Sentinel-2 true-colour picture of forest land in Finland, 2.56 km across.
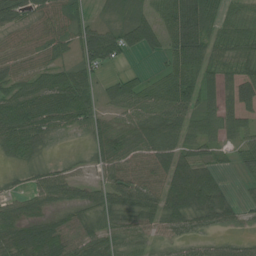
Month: July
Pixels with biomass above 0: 83%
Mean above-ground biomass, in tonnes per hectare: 54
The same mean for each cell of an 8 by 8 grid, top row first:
52 49 36 20 37 98 78 44
39 44 69 79 49 80 68 54
45 42 57 26 30 81 53 59
90 71 65 30 64 85 55 53
74 26 6 54 68 69 49 41
14 46 23 56 57 87 66 18
49 40 40 55 65 86 91 32
77 101 50 51 33 34 34 31
